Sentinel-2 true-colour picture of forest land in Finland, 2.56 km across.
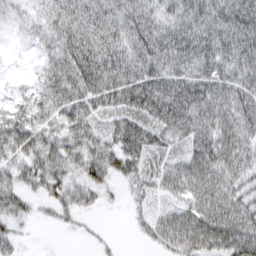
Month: March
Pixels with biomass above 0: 86%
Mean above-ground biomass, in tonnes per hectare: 49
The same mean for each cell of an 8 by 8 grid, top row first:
16 40 59 54 60 57 65 73
3 31 73 66 71 71 63 65
7 46 69 68 75 66 64 63
46 49 53 44 67 85 64 63
62 52 54 46 62 34 65 57
43 64 39 44 39 54 65 51
46 18 33 6 15 34 66 58
30 0 5 5 15 61 62 79
